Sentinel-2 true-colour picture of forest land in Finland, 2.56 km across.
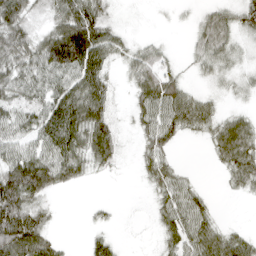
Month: April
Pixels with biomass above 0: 71%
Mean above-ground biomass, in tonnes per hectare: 47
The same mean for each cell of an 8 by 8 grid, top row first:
85 41 96 28 5 6 35 47
73 91 148 55 30 6 51 30
64 65 78 28 61 42 19 25
63 78 94 41 48 73 42 22
58 74 74 66 32 23 23 78
103 88 37 10 22 38 1 48
97 25 1 8 4 60 26 1
105 50 3 26 3 50 61 43
